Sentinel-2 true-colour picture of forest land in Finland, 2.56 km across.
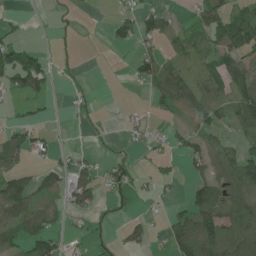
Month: June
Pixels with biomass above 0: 46%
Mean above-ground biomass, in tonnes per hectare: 41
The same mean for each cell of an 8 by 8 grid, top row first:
13 1 3 21 52 18 70 61
66 9 5 13 33 34 51 87
76 53 4 0 47 90 61 94
10 12 11 0 10 45 65 76
55 21 2 9 17 22 49 34
63 53 68 40 16 21 61 102
84 31 48 17 6 17 117 76
42 61 15 10 43 68 97 77
